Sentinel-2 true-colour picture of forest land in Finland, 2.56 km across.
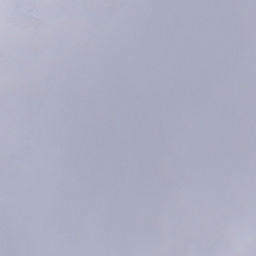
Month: December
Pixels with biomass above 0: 39%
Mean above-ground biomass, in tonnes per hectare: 37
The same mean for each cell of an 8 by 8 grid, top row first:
105 58 73 94 84 23 16 57
99 41 78 91 98 60 20 29
70 12 24 75 140 69 1 29
87 12 23 97 127 43 8 23
35 12 2 1 14 41 14 2
36 5 0 3 3 1 3 0
112 7 0 0 5 17 18 4
119 29 0 0 0 12 14 19
